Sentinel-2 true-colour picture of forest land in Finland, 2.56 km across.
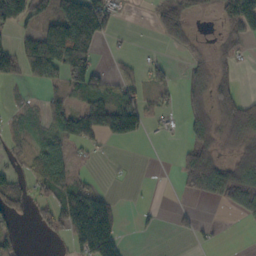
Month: October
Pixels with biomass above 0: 49%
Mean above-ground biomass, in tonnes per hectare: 52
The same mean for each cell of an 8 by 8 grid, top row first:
78 65 224 76 1 80 12 157
50 143 153 7 3 28 13 28
36 62 92 44 35 12 63 20
14 35 81 116 64 16 64 89
23 43 57 17 9 5 69 54
40 83 19 2 0 13 134 109
56 46 129 54 7 13 7 81
43 13 101 121 2 6 10 0
